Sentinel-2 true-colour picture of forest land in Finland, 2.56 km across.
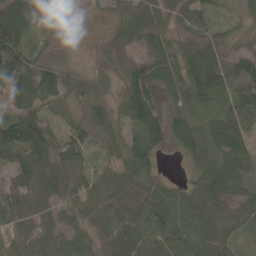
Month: May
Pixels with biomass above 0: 93%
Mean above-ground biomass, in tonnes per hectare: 64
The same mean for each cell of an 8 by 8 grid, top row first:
151 16 3 28 68 38 46 30
112 24 3 50 68 40 68 22
87 73 50 31 92 73 111 70
70 57 51 52 95 57 60 68
122 113 69 49 95 58 81 72
75 98 63 51 51 11 69 70
79 59 79 63 71 73 73 49
70 63 63 54 70 84 75 36
